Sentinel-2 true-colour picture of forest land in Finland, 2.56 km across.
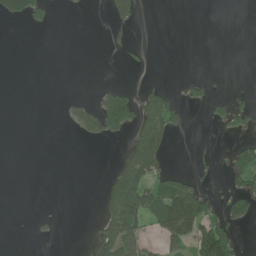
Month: June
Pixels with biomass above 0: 20%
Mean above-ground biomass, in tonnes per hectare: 30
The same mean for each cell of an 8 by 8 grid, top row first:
49 23 1 48 7 0 0 0
0 0 0 10 6 0 0 0
0 0 0 3 7 2 16 0
0 0 34 158 100 65 19 45
0 0 5 10 143 7 3 29
0 0 0 47 106 59 12 53
0 0 0 94 123 151 67 48
0 5 2 107 41 80 121 26
